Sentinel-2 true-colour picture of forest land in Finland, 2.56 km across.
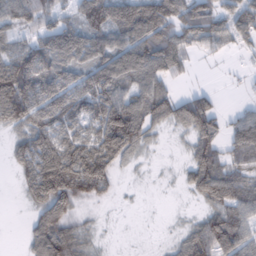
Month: February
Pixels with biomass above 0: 74%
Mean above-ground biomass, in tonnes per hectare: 79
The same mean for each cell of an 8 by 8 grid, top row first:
82 74 104 137 133 99 98 88
60 112 117 120 155 102 46 34
174 111 86 132 100 38 1 6
121 102 84 141 101 60 116 33
48 114 96 151 57 9 76 88
33 165 156 80 4 11 134 59
1 113 27 5 2 3 65 95
1 150 61 4 1 26 136 110
